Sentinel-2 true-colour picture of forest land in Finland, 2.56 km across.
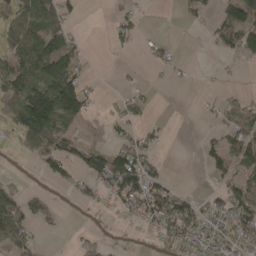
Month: April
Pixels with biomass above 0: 46%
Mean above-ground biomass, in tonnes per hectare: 42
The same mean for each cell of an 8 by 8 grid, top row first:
69 81 14 17 9 5 19 83
75 93 28 14 10 9 9 67
104 131 65 2 5 9 3 4
74 158 73 12 25 0 14 53
21 78 47 39 36 0 31 74
3 31 38 118 98 5 25 59
63 29 11 19 71 82 38 78
62 4 20 4 4 61 58 58
